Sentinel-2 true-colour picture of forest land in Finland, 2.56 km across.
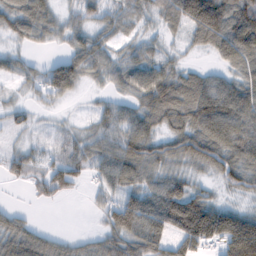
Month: February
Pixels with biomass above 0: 82%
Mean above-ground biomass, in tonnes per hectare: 58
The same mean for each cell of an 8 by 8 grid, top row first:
67 55 40 36 36 79 156 115
23 16 60 33 37 14 51 105
30 63 48 38 74 75 54 60
27 12 9 49 71 89 102 89
21 22 49 63 91 69 99 98
37 59 35 74 63 51 29 67
18 6 1 57 85 121 89 33
75 45 25 62 79 63 72 139
